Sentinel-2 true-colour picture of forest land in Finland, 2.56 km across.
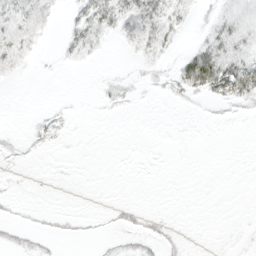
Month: March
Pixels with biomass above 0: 32%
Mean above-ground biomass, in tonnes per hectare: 6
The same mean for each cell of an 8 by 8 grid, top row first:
12 15 13 25 23 14 6 13
19 2 14 2 18 5 19 14
4 0 0 4 4 13 38 37
0 3 0 2 0 1 2 4
3 4 0 0 0 0 0 0
1 1 0 0 0 0 0 0
2 1 0 3 3 0 0 0
7 5 3 3 9 4 0 2
